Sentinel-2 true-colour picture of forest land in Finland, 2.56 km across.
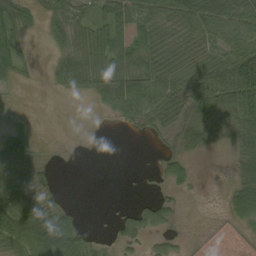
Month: September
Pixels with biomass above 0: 63%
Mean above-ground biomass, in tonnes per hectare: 41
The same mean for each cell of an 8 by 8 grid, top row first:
46 35 35 53 66 62 80 72
42 16 42 53 60 44 43 63
23 12 56 55 67 46 71 125
8 1 0 32 83 41 63 98
68 8 2 0 3 33 35 57
125 17 0 0 1 34 2 48
113 53 10 4 29 18 2 65
85 108 57 14 25 14 0 2
